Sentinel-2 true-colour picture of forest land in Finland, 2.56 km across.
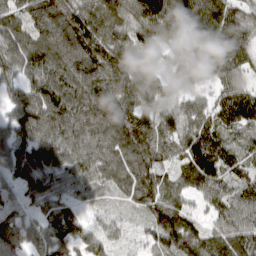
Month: March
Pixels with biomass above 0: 95%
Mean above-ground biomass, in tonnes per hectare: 87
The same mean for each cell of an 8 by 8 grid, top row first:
83 112 112 98 120 118 116 83
103 126 122 101 62 58 101 95
68 113 109 104 70 37 47 70
77 111 108 108 85 68 77 112
99 104 93 88 112 89 128 67
82 78 66 66 98 68 113 80
62 53 28 30 55 93 56 98
98 117 70 60 44 97 86 104
